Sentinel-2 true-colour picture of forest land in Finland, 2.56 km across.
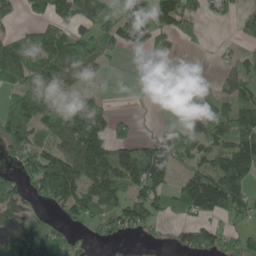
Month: May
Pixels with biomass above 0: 63%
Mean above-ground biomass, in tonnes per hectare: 81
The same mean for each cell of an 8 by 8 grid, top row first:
29 78 99 58 73 131 42 43
119 144 100 66 65 41 7 28
99 145 67 7 21 45 6 96
116 108 107 39 1 21 64 95
121 79 172 122 53 99 87 120
48 179 139 137 133 52 143 161
90 44 123 112 125 44 132 99
78 96 20 34 18 33 78 45
